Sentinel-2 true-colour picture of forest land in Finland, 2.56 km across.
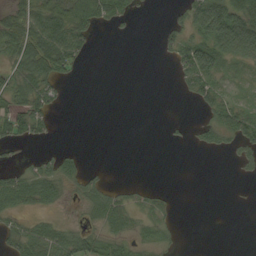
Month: September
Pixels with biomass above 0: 45%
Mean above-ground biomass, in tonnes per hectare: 26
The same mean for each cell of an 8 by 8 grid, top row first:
42 81 84 46 2 12 106 76
56 96 44 0 0 38 61 83
48 56 4 0 0 9 59 10
48 34 0 0 0 0 23 36
27 7 2 0 0 4 19 33
29 41 26 1 0 0 0 5
30 16 10 41 17 8 0 0
37 55 39 30 16 7 0 0
